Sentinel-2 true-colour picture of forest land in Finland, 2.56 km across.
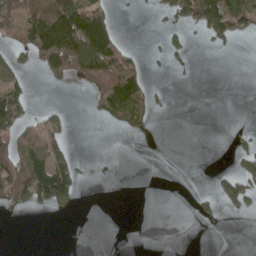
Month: April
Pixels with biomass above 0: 28%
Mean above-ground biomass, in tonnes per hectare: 39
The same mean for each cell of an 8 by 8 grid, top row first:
88 112 123 34 1 64 153 102
40 125 185 97 8 26 13 2
42 34 51 144 60 3 0 0
94 28 0 84 72 0 0 0
96 87 1 0 0 0 0 15
116 171 30 0 0 0 5 58
29 34 8 0 0 0 13 35
0 0 0 0 0 0 0 0
